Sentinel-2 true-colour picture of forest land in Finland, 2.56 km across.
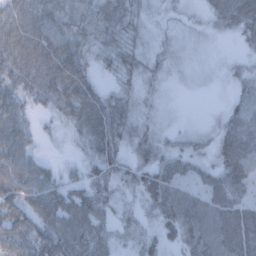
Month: February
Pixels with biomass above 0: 90%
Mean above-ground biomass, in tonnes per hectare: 47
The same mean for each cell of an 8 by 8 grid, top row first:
57 54 50 54 27 16 31 92
66 65 52 47 30 24 10 16
55 62 61 21 35 11 8 32
54 26 65 66 31 6 6 57
72 9 27 57 56 25 27 87
79 44 26 47 54 58 40 60
70 72 69 38 33 79 72 59
65 75 73 40 38 34 75 82
